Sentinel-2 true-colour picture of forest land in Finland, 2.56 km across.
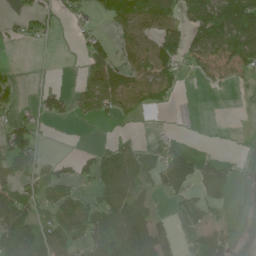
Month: June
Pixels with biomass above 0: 50%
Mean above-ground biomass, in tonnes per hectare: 52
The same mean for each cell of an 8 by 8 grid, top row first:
16 30 25 39 80 55 139 174
5 7 24 44 75 97 100 115
22 2 29 86 85 48 23 22
29 31 32 45 26 2 0 0
83 3 1 24 8 34 1 2
74 63 44 102 36 106 54 15
95 67 84 108 63 17 37 29
113 74 61 130 177 28 56 15
